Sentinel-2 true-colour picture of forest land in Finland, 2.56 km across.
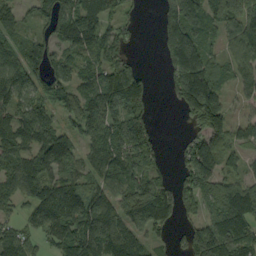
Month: September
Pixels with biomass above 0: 80%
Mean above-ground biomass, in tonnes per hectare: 99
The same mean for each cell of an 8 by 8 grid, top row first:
65 86 130 70 9 92 106 160
81 81 94 84 2 106 55 127
117 108 88 145 71 100 111 97
99 92 122 134 69 21 201 28
106 164 87 130 111 10 73 73
117 107 81 109 115 51 116 62
48 133 136 127 183 97 94 178
107 64 105 144 85 28 169 164
